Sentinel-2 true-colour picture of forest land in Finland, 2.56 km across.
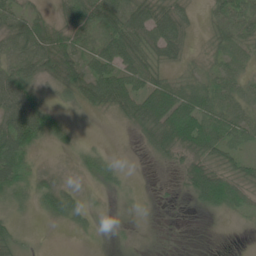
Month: June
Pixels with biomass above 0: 75%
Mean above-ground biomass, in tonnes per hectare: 33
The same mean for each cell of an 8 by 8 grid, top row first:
38 19 44 58 57 44 22 52
41 57 44 62 52 39 18 42
59 32 51 63 50 26 31 34
78 28 9 28 65 74 55 34
72 14 12 2 17 68 58 33
50 19 15 28 2 12 61 35
16 38 30 4 3 5 30 23
27 1 5 4 3 5 0 0
